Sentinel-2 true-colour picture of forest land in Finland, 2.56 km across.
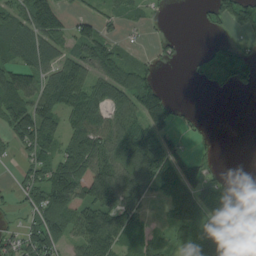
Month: August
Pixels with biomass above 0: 67%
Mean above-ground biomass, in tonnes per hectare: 74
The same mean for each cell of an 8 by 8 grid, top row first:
77 120 40 43 37 1 39 125
87 79 83 71 14 24 17 39
101 75 92 115 90 0 19 47
124 99 103 93 164 55 2 0
45 77 99 99 111 60 9 0
23 84 150 148 127 154 69 8
26 112 119 116 63 89 96 69
61 104 92 108 72 50 133 94
